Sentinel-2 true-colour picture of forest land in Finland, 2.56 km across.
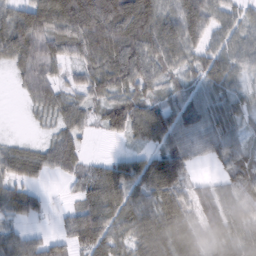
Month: February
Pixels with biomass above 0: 86%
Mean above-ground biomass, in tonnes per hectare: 69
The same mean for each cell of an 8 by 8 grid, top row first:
81 117 157 142 122 95 93 48
98 67 59 69 110 83 59 60
24 57 47 73 83 37 69 35
0 41 54 73 80 76 73 41
25 41 46 8 47 83 66 57
56 29 65 96 109 103 17 67
75 17 76 92 81 90 70 68
57 47 83 78 97 112 54 71
